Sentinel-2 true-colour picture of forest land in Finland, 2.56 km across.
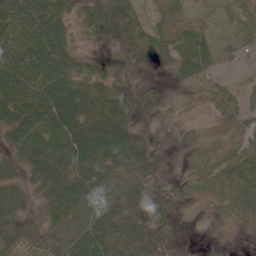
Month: June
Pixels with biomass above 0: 80%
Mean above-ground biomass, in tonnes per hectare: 39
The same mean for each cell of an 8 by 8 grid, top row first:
70 71 23 70 25 17 10 13
66 73 12 22 37 26 20 17
70 71 46 29 13 7 19 8
59 71 72 65 23 17 9 30
46 75 82 80 51 12 13 26
39 68 59 54 52 12 25 50
47 38 60 47 74 25 6 22
47 40 58 50 58 21 4 3
